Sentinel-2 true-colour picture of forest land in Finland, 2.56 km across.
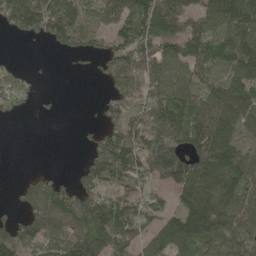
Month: May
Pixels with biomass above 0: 72%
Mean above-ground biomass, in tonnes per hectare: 95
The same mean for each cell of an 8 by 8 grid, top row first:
158 157 123 86 131 115 94 151
0 28 78 80 111 101 90 127
72 4 4 99 127 113 69 131
33 11 0 78 129 129 108 116
0 0 12 152 127 138 149 67
8 44 64 136 109 151 152 117
34 122 156 137 79 66 152 104
136 101 163 141 68 148 106 82
